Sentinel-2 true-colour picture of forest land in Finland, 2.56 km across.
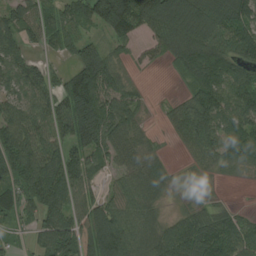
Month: August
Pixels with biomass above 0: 80%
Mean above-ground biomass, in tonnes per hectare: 84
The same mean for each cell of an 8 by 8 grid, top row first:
76 62 72 181 162 181 117 113
72 42 91 38 26 119 145 85
82 72 128 86 5 20 166 122
80 88 169 109 25 46 134 109
112 89 114 79 37 24 88 108
107 133 96 31 81 24 24 20
90 106 77 81 69 12 32 17
28 79 113 153 82 81 101 78
